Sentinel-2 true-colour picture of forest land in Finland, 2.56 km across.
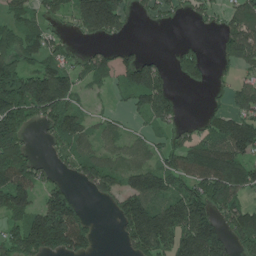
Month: June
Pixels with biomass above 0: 66%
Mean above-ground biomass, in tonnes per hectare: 99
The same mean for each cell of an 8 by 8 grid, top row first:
72 66 143 234 32 36 48 106
100 80 26 42 16 23 14 155
186 158 67 76 155 35 30 54
191 121 59 29 84 64 38 99
136 28 82 49 49 76 129 160
142 52 60 98 118 128 175 138
139 148 75 34 164 158 153 118
133 212 137 4 155 150 215 100
